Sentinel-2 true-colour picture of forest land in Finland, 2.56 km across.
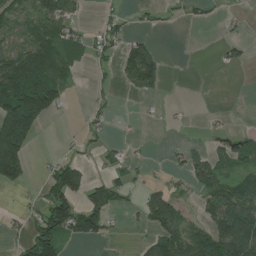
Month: July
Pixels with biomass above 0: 41%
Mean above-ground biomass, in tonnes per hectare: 51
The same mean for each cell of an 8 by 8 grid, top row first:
73 89 19 23 11 8 15 11
79 91 37 40 63 0 0 25
142 98 14 17 80 0 0 0
215 98 3 17 3 6 5 0
214 0 21 14 4 5 22 58
101 39 73 27 8 16 101 58
12 105 85 59 63 76 67 111
15 143 55 14 29 92 140 154
